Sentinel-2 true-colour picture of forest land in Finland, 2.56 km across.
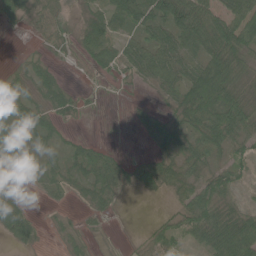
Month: June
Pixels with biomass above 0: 69%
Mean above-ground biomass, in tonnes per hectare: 35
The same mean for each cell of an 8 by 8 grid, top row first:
30 14 13 54 67 83 68 73
1 8 19 37 57 65 69 66
17 33 1 8 20 48 111 44
56 33 11 0 12 35 84 63
22 30 19 7 5 38 50 44
8 19 26 41 35 37 44 33
48 5 7 12 0 19 76 28
23 2 13 1 15 37 59 104
